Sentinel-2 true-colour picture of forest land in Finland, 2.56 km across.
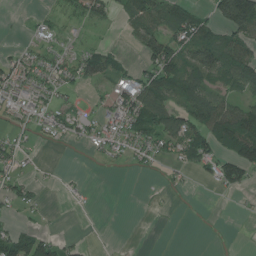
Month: July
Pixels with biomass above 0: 50%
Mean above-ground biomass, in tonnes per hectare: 39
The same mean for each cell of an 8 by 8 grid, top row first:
4 19 34 30 68 78 41 178
15 25 19 17 53 72 110 71
48 42 42 46 58 77 67 94
35 38 21 43 90 70 90 68
32 9 21 48 58 72 72 113
35 4 6 1 6 13 24 56
30 7 4 0 3 4 1 4
71 48 11 0 0 0 1 1
